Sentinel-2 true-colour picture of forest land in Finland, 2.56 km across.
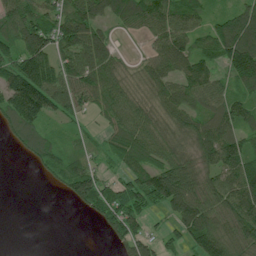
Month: July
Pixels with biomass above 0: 77%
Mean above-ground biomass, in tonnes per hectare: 74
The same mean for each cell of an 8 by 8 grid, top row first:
107 75 115 61 99 96 47 89
98 105 117 56 17 96 58 143
129 130 83 90 58 77 85 102
152 98 46 76 77 78 78 74
36 60 29 51 92 65 99 78
0 32 95 26 99 122 59 88
0 0 40 77 68 95 91 104
0 0 0 38 70 51 143 91
